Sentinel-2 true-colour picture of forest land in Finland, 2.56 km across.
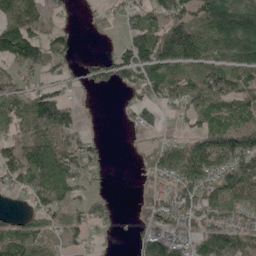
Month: May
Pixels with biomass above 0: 70%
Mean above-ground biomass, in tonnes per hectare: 86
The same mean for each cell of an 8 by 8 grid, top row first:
136 51 6 27 70 124 170 180
174 115 13 22 156 178 137 161
57 50 26 58 112 168 152 97
110 183 25 1 59 36 96 93
79 146 62 2 20 65 119 134
84 153 85 5 21 112 127 169
15 84 51 29 50 97 122 104
125 64 36 7 53 70 107 95
